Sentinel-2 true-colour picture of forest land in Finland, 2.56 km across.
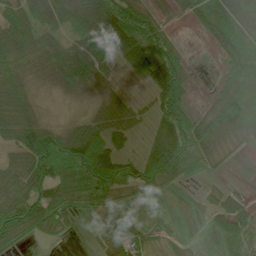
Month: June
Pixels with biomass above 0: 79%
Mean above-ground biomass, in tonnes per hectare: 70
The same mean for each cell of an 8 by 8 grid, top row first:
85 84 120 131 65 23 76 70
109 72 89 75 90 48 17 99
90 57 91 37 49 124 5 104
104 11 17 87 33 119 63 114
78 113 127 82 43 150 94 30
111 114 106 144 106 74 26 1
122 104 32 62 20 11 36 49
64 21 1 71 46 21 13 52
